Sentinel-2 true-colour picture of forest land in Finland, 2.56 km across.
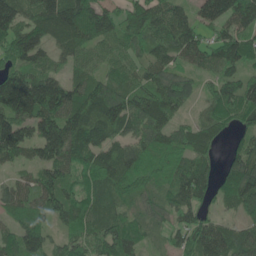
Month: June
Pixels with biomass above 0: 91%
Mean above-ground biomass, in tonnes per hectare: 81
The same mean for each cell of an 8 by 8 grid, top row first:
97 112 116 58 91 75 66 91
82 68 75 55 67 88 66 81
131 101 69 75 71 88 36 64
123 119 115 112 112 63 37 73
130 140 115 75 88 80 70 46
37 81 72 86 82 84 71 120
80 97 82 65 52 75 40 76
75 62 64 88 47 37 103 87
